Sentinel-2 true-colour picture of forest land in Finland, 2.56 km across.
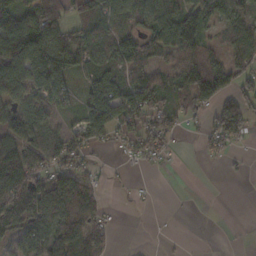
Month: November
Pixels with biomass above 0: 67%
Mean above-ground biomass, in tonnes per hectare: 66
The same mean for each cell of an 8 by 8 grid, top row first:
96 96 88 83 72 100 74 50
129 131 137 73 84 108 66 88
94 104 29 90 87 54 129 73
73 44 44 104 101 57 53 103
105 87 50 25 62 17 36 34
124 81 67 6 4 0 0 5
134 145 142 15 8 2 0 0
49 103 140 31 0 5 4 3
